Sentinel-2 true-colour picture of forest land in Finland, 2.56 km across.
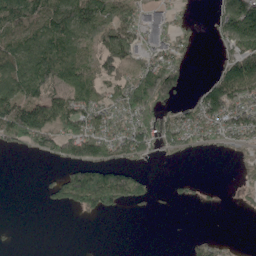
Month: May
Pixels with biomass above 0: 55%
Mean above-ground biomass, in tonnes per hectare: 71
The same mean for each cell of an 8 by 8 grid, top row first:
155 145 153 117 30 23 17 192
117 162 96 127 49 51 4 121
137 146 130 76 134 95 32 148
170 156 144 83 113 47 105 91
57 80 144 103 95 68 37 44
0 15 134 121 32 9 1 20
0 17 72 63 15 4 7 11
3 0 0 0 0 0 30 2
